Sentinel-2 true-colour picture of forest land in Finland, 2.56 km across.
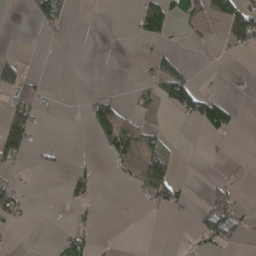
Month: April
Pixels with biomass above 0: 25%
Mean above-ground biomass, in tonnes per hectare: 26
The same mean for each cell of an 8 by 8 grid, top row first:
12 50 0 0 78 43 57 116
3 1 0 0 3 8 8 39
69 5 0 0 16 80 2 7
59 9 4 100 17 34 92 10
76 9 0 81 71 7 4 0
20 1 33 7 64 28 3 7
43 1 22 0 11 30 50 31
1 3 52 5 0 1 42 20
